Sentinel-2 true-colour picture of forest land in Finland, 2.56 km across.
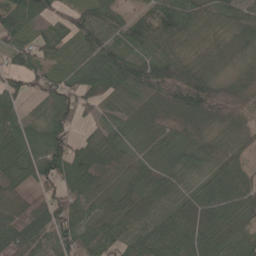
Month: May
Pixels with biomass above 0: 90%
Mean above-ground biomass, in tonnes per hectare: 64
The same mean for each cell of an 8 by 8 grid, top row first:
93 55 60 51 40 98 41 50
47 38 43 79 61 60 70 28
43 49 64 105 133 144 75 28
44 54 54 33 80 119 93 74
76 90 48 54 33 47 45 43
51 75 96 62 57 44 44 58
64 83 61 69 70 64 86 54
77 54 66 55 65 78 72 37
